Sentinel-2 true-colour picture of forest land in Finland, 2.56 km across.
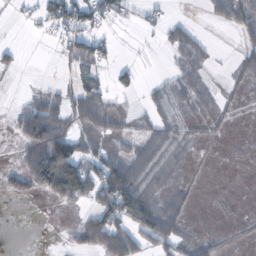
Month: October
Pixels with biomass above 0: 45%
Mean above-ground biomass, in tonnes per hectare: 34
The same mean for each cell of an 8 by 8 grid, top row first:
6 52 67 41 19 8 17 56
13 2 61 18 2 48 20 25
2 5 40 25 7 37 18 20
30 82 61 34 18 23 19 6
22 144 55 24 41 33 9 3
30 134 98 94 61 14 1 1
0 5 26 95 83 41 1 1
0 0 30 88 56 51 25 6
